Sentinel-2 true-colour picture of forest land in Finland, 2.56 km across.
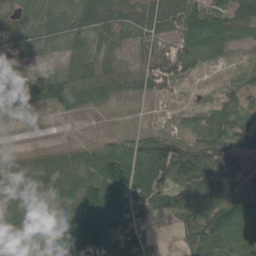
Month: May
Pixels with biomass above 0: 84%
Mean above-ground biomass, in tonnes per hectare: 70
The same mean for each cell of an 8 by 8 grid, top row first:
39 54 76 46 44 72 107 100
67 32 47 29 41 61 95 33
42 56 66 43 40 45 7 67
27 18 32 8 4 9 52 67
0 7 19 60 96 112 117 89
85 119 64 131 123 152 127 96
71 68 150 101 98 81 125 121
39 80 156 135 87 28 142 81
